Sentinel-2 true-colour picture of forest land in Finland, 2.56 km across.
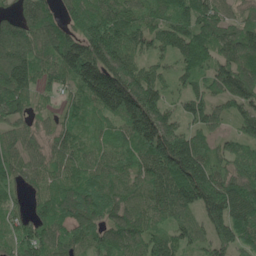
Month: May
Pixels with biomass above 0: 94%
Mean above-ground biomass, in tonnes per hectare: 105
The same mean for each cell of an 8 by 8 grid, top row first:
72 93 132 119 77 107 100 60
115 112 157 190 73 93 111 142
167 67 139 214 151 50 86 160
114 33 59 111 220 74 97 90
81 67 56 68 147 204 64 61
78 67 72 92 82 187 163 100
56 83 115 110 84 109 171 123
78 94 88 101 88 82 83 111
